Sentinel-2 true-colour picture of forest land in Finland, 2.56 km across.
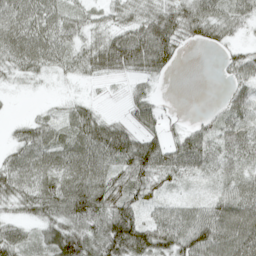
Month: April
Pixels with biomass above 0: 82%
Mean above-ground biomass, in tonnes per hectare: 47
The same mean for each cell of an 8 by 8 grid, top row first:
61 55 35 32 52 62 58 42
63 59 43 73 84 40 17 22
22 15 19 17 29 1 0 38
2 15 41 9 49 5 11 50
40 60 69 86 77 46 51 56
68 64 72 51 62 43 24 35
39 62 77 67 36 38 45 66
52 55 86 88 78 73 80 69
